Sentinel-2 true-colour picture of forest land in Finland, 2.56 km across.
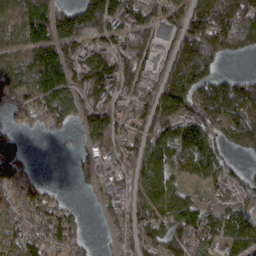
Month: March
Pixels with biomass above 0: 79%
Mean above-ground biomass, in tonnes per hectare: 110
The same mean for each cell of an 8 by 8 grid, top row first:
129 178 167 157 110 74 202 163
97 180 131 120 113 118 179 85
118 204 144 178 103 167 139 71
54 115 101 129 106 161 164 161
77 3 35 110 107 140 134 104
98 5 34 68 87 79 104 58
81 113 21 79 113 155 79 87
81 107 58 26 121 122 94 128
